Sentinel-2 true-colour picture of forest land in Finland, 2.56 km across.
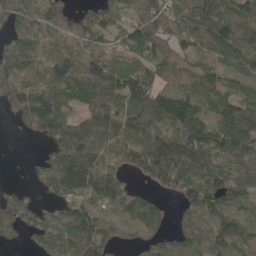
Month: May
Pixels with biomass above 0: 83%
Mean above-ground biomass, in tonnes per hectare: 91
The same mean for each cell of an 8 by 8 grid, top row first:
93 87 45 98 110 95 107 124
111 78 88 69 83 48 76 95
105 85 87 130 84 71 63 61
54 130 77 140 114 128 62 123
1 68 213 112 114 130 114 145
0 86 143 104 48 110 139 82
98 46 99 114 86 29 110 74
26 103 124 71 65 60 78 78
